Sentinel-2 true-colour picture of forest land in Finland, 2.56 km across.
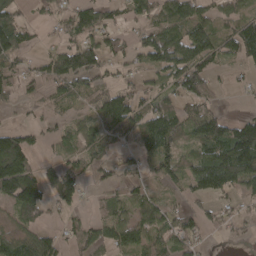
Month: April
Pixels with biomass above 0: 67%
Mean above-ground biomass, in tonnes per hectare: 70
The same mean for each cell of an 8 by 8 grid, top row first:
66 27 82 41 53 84 55 61
76 25 104 45 87 106 109 91
79 88 92 37 34 88 83 13
17 41 32 137 79 81 82 10
127 24 58 51 59 73 135 178
203 54 72 48 59 72 136 131
100 69 34 49 84 44 39 23
74 73 69 78 72 78 21 14
